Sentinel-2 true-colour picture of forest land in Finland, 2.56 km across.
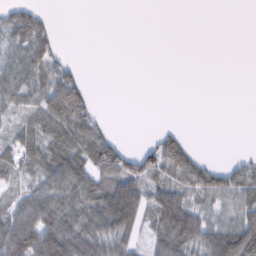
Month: February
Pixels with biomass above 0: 53%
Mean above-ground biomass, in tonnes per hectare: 38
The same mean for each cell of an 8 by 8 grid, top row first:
42 14 0 0 0 0 0 0
41 57 0 0 0 0 0 0
46 60 33 0 0 0 0 0
33 65 71 1 0 0 0 0
45 61 69 51 15 56 0 0
34 62 78 70 57 57 64 58
54 80 67 78 40 107 43 61
95 89 81 60 31 88 94 115
